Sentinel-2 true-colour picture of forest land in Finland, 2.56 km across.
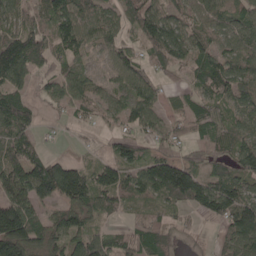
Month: May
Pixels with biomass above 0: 79%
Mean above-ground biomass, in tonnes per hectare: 72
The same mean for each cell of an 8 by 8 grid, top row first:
62 81 85 47 93 59 69 65
125 79 66 54 48 84 63 67
87 38 62 36 58 23 86 80
110 16 34 47 69 40 59 56
100 14 6 42 48 57 64 82
110 166 99 78 98 179 71 91
123 58 100 55 39 53 82 122
153 77 77 59 91 35 9 108
